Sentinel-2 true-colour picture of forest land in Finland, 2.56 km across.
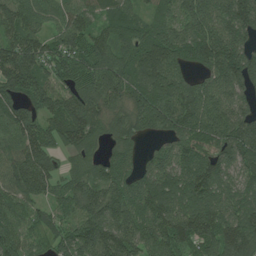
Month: July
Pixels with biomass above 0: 93%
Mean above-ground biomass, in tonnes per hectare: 120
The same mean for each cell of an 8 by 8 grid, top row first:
127 82 104 83 58 89 157 182
121 95 106 116 121 139 154 131
157 103 107 157 147 142 112 144
98 111 137 105 179 191 164 107
99 104 112 58 37 101 114 165
145 114 87 101 102 114 149 99
100 69 120 131 119 119 126 106
117 74 150 151 122 141 143 188
